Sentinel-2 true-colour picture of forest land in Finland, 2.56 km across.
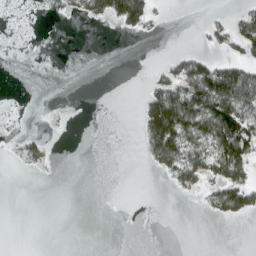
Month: March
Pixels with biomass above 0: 22%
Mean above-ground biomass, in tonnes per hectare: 22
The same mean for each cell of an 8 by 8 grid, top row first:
0 0 17 60 70 0 8 26
0 0 0 0 0 3 15 43
0 0 0 0 6 62 109 96
0 0 0 0 64 117 97 76
5 6 0 0 32 90 63 104
1 1 0 0 0 40 45 61
0 0 0 0 0 0 19 64
0 0 0 0 0 0 0 0
